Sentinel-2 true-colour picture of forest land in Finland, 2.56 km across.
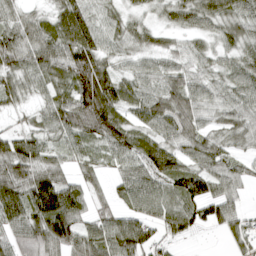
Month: April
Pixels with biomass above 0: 88%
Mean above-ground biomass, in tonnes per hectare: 60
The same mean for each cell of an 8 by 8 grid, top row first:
38 41 75 35 35 54 65 65
76 78 101 42 41 35 38 57
56 54 93 75 52 65 50 63
27 50 84 92 64 79 50 61
71 44 50 70 66 58 61 38
80 73 38 30 66 74 72 48
105 119 63 43 55 60 60 41
69 88 76 87 78 15 1 39
